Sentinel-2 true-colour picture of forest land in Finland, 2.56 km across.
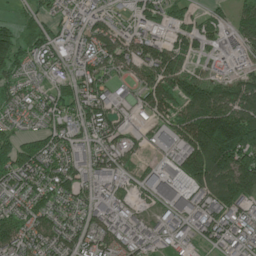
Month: June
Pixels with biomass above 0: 82%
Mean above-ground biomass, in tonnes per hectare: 82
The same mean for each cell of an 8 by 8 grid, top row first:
28 53 61 50 86 67 47 78
120 88 67 103 103 68 45 50
52 37 74 51 75 121 84 71
34 74 87 75 51 100 194 146
98 78 57 61 24 82 287 217
110 102 76 64 43 91 198 182
57 77 56 48 29 66 92 73
98 83 76 74 45 38 56 48
